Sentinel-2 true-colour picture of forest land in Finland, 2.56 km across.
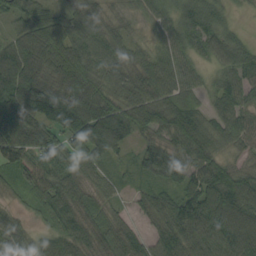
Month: September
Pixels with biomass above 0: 94%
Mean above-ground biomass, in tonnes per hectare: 72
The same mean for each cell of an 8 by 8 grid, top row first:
73 74 55 27 35 61 67 8
87 103 76 49 33 61 53 66
113 101 146 62 63 72 29 76
129 127 134 82 86 90 50 77
86 94 83 84 46 69 71 48
31 82 64 28 38 74 96 72
23 84 87 33 40 76 115 105
66 52 84 86 62 92 95 101
